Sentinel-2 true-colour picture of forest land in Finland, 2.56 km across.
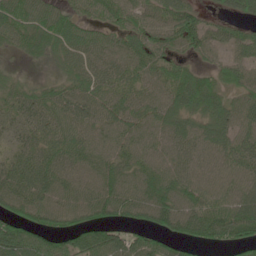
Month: June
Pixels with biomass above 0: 88%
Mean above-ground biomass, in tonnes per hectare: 55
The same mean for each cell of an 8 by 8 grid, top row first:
72 60 41 45 41 74 26 40
33 52 59 49 58 51 51 47
26 25 56 52 47 62 49 48
39 53 69 49 47 58 67 53
30 51 57 46 42 51 55 52
63 65 46 55 52 55 44 47
62 68 59 70 68 76 66 76
107 66 72 75 57 68 59 68
